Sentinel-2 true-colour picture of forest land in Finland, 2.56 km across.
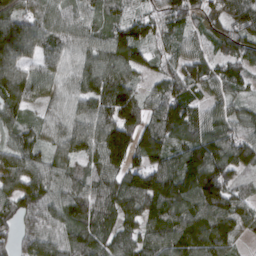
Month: March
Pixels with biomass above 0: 95%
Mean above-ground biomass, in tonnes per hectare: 105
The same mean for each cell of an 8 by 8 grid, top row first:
123 83 76 69 68 108 97 117
178 90 76 118 89 69 64 100
148 81 85 121 56 104 101 81
88 44 78 148 110 136 71 66
97 63 100 199 132 102 154 122
113 94 80 115 155 156 193 76
97 91 114 122 119 131 142 94
73 97 118 101 103 138 137 53
